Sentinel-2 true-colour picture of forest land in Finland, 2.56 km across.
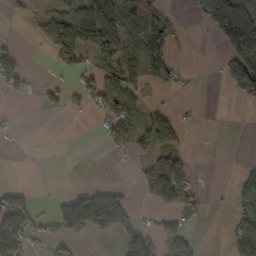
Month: October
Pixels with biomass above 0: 39%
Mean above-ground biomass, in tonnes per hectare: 50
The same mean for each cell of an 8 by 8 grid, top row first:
9 65 124 97 168 17 83 95
20 39 125 93 145 40 0 134
79 10 37 84 40 25 0 85
7 26 18 90 42 15 0 1
2 0 0 42 48 36 1 0
0 0 0 1 51 93 2 20
177 16 176 144 11 59 12 44
136 70 35 16 60 57 0 54
